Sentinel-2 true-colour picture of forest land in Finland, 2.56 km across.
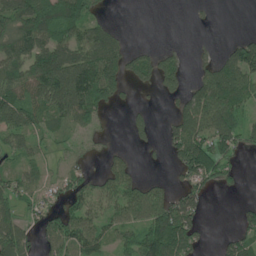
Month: June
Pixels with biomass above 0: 61%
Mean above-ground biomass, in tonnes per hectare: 66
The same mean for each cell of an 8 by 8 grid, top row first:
112 114 103 10 0 0 8 0
99 110 95 100 22 22 17 87
91 137 148 125 44 55 84 108
96 75 107 27 18 49 129 88
57 30 29 15 20 80 106 63
58 43 58 70 23 30 83 22
55 56 84 77 104 111 20 20
92 64 93 50 106 122 14 61
